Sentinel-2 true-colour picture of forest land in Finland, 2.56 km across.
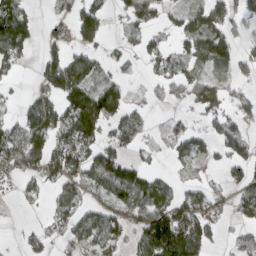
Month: March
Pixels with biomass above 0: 56%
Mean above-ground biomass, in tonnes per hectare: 61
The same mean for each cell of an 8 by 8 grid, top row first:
106 20 88 26 60 28 80 49
97 42 59 21 43 29 79 42
17 89 103 62 13 50 62 36
37 102 158 96 34 11 58 63
88 94 120 68 27 41 42 84
49 75 77 119 62 15 14 41
7 36 59 68 78 96 85 37
8 41 54 75 100 188 65 19
